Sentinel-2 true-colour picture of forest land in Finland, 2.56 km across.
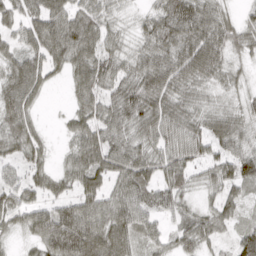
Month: March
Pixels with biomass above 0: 91%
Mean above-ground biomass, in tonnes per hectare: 58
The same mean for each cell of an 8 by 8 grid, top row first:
48 82 63 35 27 88 70 26
42 82 92 45 47 79 89 43
81 42 63 61 73 73 51 27
84 5 53 63 85 69 48 41
68 28 66 71 58 61 60 52
26 48 68 59 67 57 36 72
58 53 68 65 53 40 29 35
22 92 124 116 46 40 45 54
